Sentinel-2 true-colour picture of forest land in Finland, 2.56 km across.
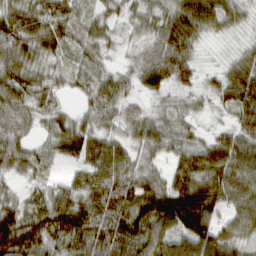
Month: March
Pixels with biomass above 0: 92%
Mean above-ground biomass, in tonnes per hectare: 62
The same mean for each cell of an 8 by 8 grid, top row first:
66 64 46 34 47 69 75 34
73 62 50 22 28 84 10 21
80 52 46 49 57 55 18 78
65 49 25 42 29 38 15 65
72 39 91 58 49 46 48 70
33 23 50 92 61 65 92 88
62 85 92 98 109 137 99 70
122 77 79 84 80 78 102 54
